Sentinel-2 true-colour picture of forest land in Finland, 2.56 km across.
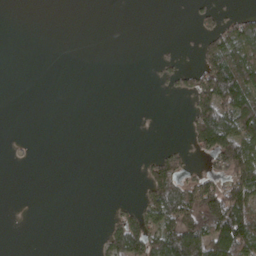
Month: April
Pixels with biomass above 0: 27%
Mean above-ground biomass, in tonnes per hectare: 36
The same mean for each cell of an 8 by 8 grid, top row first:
0 0 0 0 0 0 20 38
0 0 0 0 0 3 60 100
0 0 0 0 0 29 123 139
0 0 0 0 0 0 121 120
1 0 0 0 0 7 87 126
0 0 0 0 31 72 48 108
0 0 0 6 63 123 132 136
0 0 0 66 111 159 145 134
